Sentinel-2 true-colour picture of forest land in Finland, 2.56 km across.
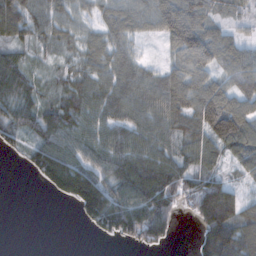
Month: November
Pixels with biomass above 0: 80%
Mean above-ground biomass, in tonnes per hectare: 80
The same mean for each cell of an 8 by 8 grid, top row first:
131 91 47 78 80 145 86 35
63 40 51 77 17 82 119 65
107 39 72 84 80 95 78 78
68 67 93 80 82 104 150 101
40 90 74 90 84 71 92 114
0 109 161 98 154 116 85 35
0 0 76 160 128 62 177 97
0 0 0 30 97 19 143 156
